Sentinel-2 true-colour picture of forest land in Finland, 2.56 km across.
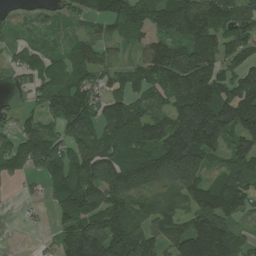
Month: July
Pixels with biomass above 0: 82%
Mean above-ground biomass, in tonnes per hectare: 107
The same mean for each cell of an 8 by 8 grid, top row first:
26 41 68 125 115 153 138 77
38 41 77 44 81 131 139 77
20 81 84 54 93 167 140 88
27 73 148 101 99 148 246 178
102 125 127 132 159 209 183 119
36 92 132 181 128 157 82 130
3 33 139 142 87 83 181 79
0 12 178 176 141 136 198 72
